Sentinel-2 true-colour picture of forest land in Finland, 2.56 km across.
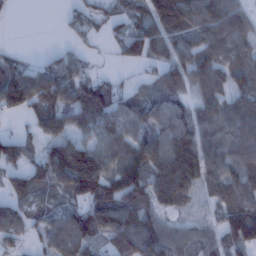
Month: January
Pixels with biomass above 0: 78%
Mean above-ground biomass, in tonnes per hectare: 80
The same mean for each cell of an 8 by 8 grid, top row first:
3 0 47 42 71 157 125 74
10 9 30 18 91 67 87 67
102 94 70 27 21 83 100 73
52 97 113 87 75 72 69 82
70 69 71 78 104 116 75 84
67 95 214 111 149 212 102 79
66 49 72 154 123 69 27 90
40 60 94 92 139 71 45 109
